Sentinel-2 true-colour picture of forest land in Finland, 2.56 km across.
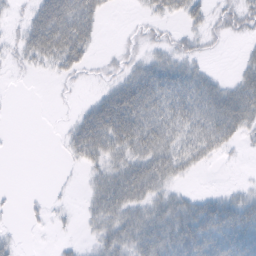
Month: February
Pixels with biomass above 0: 58%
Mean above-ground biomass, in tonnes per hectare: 27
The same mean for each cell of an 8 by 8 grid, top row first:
6 61 61 3 9 18 19 27
16 55 45 3 13 19 9 4
1 4 7 16 53 47 27 26
0 0 16 77 60 47 49 53
0 0 41 46 51 39 40 13
0 0 5 39 54 26 1 1
2 10 7 46 36 39 40 42
7 1 6 36 49 54 58 58
